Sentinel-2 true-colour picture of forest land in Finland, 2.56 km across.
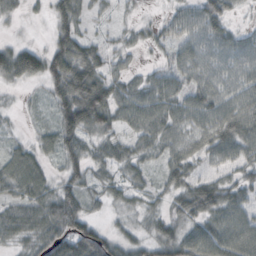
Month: October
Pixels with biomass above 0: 84%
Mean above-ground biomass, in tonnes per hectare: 48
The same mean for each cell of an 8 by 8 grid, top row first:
19 30 52 15 6 32 71 9
10 42 68 26 19 43 56 51
9 57 88 48 31 45 58 56
10 18 117 71 65 60 76 76
25 35 72 39 26 53 61 69
66 36 57 30 30 52 33 42
48 65 67 21 25 38 79 58
35 61 94 52 38 74 81 79
